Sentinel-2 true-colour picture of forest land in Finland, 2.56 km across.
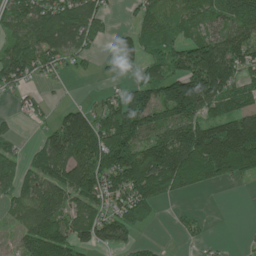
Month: June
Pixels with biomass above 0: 71%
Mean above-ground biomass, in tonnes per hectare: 89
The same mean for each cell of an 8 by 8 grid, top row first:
89 122 113 30 72 75 63 111
88 107 70 24 94 84 138 114
86 25 8 21 73 151 254 77
18 17 95 88 158 175 87 101
31 88 170 166 99 146 181 179
84 112 140 130 156 113 73 61
78 121 85 79 96 7 3 1
43 175 96 100 24 12 17 5
